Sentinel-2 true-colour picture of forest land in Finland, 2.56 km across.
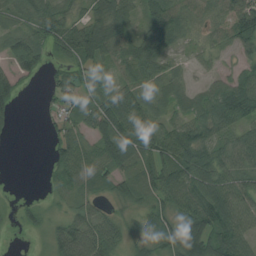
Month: August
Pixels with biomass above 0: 82%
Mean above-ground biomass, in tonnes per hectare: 61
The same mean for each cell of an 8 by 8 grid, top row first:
52 77 42 104 63 73 39 100
72 64 109 95 67 36 31 61
70 25 72 43 72 41 29 66
35 14 69 122 73 41 67 86
3 18 73 113 84 83 63 54
0 18 91 71 59 94 88 66
14 16 44 24 41 62 107 78
2 36 114 76 36 102 95 80
